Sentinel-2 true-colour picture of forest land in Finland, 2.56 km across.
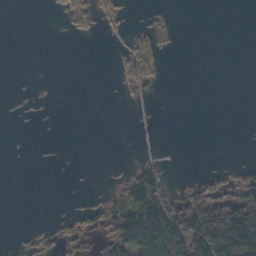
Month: October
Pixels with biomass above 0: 21%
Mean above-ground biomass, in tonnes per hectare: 21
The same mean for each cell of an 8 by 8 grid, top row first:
0 1 26 23 2 1 0 0
0 0 0 1 44 2 0 0
0 0 0 2 36 0 0 0
2 1 0 0 0 0 0 0
0 0 0 0 0 0 0 0
0 0 0 4 78 1 11 30
0 0 13 39 126 49 90 110
2 11 20 71 137 112 130 152
